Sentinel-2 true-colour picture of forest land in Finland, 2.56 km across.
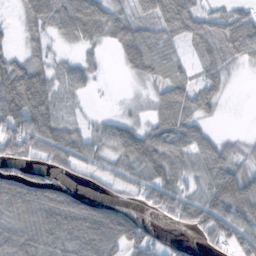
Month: October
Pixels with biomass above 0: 71%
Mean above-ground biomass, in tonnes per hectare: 51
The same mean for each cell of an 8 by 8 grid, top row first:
18 77 107 62 42 82 48 46
17 31 24 32 64 21 43 68
84 50 35 1 23 52 39 2
84 80 6 5 11 84 27 0
75 87 51 62 76 72 44 23
69 32 17 30 47 46 60 76
95 96 75 45 24 60 75 71
85 75 92 75 59 16 33 56
